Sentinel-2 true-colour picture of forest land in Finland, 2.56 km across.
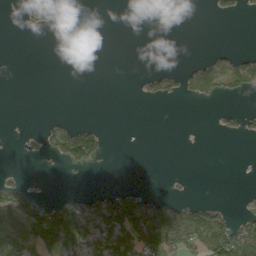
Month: September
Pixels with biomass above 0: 24%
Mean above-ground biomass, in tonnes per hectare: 19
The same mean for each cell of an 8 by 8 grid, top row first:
1 33 0 0 0 0 2 9
0 0 0 0 0 0 2 2
0 0 0 0 13 22 56 50
0 0 0 0 0 0 0 15
1 26 92 2 0 0 0 1
6 0 2 1 0 2 0 0
63 46 40 69 57 32 38 7
59 83 68 59 69 55 82 71
